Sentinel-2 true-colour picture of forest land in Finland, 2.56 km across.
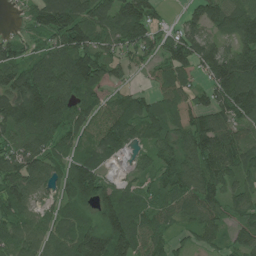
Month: July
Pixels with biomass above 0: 89%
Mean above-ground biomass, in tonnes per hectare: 94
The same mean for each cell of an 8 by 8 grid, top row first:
9 134 128 116 123 12 111 112
74 66 133 71 88 110 92 103
125 135 147 66 16 75 78 187
144 140 89 79 111 67 104 143
81 83 69 105 66 112 132 103
121 90 157 34 42 128 123 87
99 41 82 110 74 76 79 57
81 70 137 170 79 36 55 44
